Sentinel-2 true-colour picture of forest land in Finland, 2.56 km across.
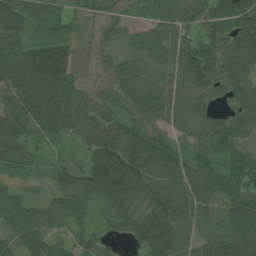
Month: July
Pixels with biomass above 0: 92%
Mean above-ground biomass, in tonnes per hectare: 89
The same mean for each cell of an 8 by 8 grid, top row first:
133 90 34 32 33 81 82 124
91 153 49 39 61 74 87 109
134 225 59 63 65 77 110 91
104 165 80 53 73 66 42 82
96 38 52 133 142 57 83 72
45 37 97 230 145 110 105 90
81 46 56 85 113 130 78 108
64 76 54 27 130 146 79 108
